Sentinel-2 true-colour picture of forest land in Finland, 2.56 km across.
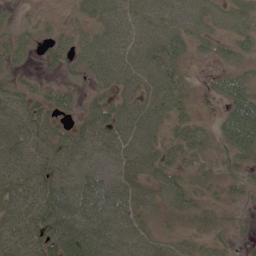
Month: June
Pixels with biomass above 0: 81%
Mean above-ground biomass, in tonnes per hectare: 35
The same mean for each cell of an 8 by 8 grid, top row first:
10 8 18 50 59 58 47 36
27 20 36 59 55 44 19 25
15 9 19 46 48 30 7 28
30 33 25 58 51 30 2 55
49 30 35 51 50 29 24 58
43 47 30 26 33 25 18 23
41 62 57 55 30 20 19 10
40 49 71 51 39 21 19 9
